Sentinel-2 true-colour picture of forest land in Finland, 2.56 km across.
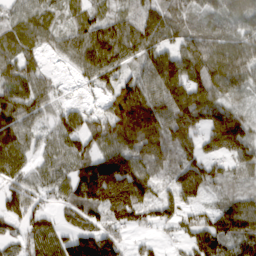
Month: March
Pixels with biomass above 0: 87%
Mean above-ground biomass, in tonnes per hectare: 92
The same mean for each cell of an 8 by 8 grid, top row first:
53 56 57 54 81 103 75 112
83 45 94 114 92 79 112 108
111 50 33 80 99 132 136 101
105 59 61 90 158 136 113 57
100 52 79 107 122 123 88 139
76 65 96 226 121 98 105 62
76 47 106 170 112 75 57 108
52 90 111 98 28 32 120 100
